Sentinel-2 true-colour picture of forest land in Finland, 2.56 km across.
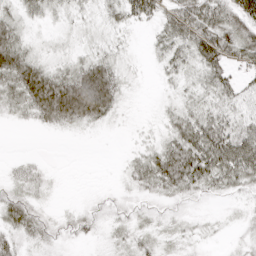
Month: April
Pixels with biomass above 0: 78%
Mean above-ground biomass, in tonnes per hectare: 26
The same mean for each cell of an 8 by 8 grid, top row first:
23 18 13 17 40 50 54 54
44 11 12 14 5 36 56 49
49 53 60 41 4 16 33 28
19 51 62 27 3 24 34 35
0 0 1 0 12 43 75 78
15 8 0 2 34 56 51 51
36 8 9 11 10 8 4 8
23 16 9 12 16 11 5 6
